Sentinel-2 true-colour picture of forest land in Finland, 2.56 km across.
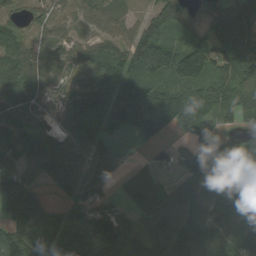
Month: August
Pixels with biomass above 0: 86%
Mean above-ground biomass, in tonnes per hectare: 96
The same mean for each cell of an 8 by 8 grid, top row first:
47 49 53 66 51 98 64 97
85 60 63 85 143 84 114 111
107 62 55 100 103 102 97 125
99 50 117 145 164 147 101 98
88 103 130 65 37 47 96 62
96 112 162 50 42 53 135 124
139 99 99 56 65 106 112 136
115 96 103 138 88 131 124 164
